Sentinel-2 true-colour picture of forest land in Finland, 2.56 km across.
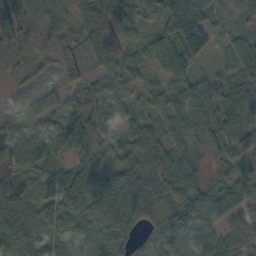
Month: October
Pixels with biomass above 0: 95%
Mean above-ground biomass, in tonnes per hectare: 65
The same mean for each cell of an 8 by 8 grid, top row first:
95 42 70 88 45 164 68 34
48 27 54 115 54 105 66 55
22 15 48 69 30 64 49 50
25 53 61 70 41 100 101 67
69 62 55 50 85 64 63 87
42 41 66 61 79 107 28 61
68 67 81 99 85 76 66 89
112 75 47 62 19 59 73 71
